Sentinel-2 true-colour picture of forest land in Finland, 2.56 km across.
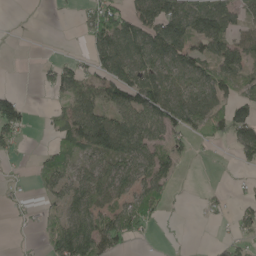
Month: May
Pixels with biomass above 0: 57%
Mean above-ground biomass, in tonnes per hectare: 55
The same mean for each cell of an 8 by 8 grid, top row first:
2 0 19 83 87 107 112 47
0 0 4 134 116 105 74 80
0 37 85 108 98 70 76 57
76 14 97 87 107 104 86 72
32 15 80 123 84 41 18 90
4 56 61 90 70 35 0 8
9 28 68 61 70 4 12 23
4 39 132 83 15 1 2 27
